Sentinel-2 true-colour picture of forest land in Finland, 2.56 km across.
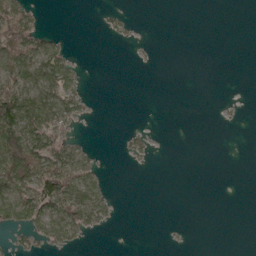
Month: May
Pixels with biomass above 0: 27%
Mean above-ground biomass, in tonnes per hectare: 24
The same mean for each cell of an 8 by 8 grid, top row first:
79 2 0 14 0 0 0 0
92 61 1 3 2 0 0 0
72 87 18 0 0 0 0 0
105 93 33 0 0 0 0 2
113 78 27 0 20 0 0 0
100 94 91 4 0 0 0 0
89 86 92 25 0 0 0 0
15 43 22 0 0 1 0 0
